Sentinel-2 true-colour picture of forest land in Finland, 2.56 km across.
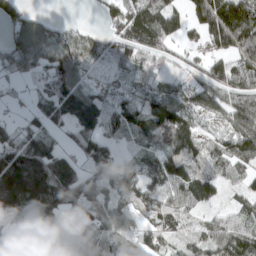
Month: April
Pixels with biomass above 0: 80%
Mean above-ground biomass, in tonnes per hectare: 95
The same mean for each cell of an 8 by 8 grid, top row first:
75 24 2 73 148 80 133 185
112 107 70 81 115 54 77 117
49 90 68 29 48 45 101 97
16 96 195 87 77 102 70 111
144 94 95 55 48 114 68 121
270 240 84 95 82 136 99 58
189 164 66 72 105 108 56 48
121 82 51 99 111 65 93 120
